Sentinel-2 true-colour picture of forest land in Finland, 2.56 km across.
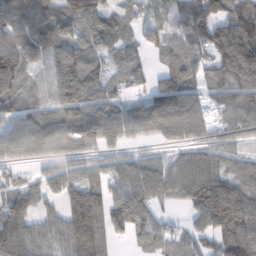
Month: February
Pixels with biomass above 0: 87%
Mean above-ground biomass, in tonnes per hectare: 96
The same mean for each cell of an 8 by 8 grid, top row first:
163 144 129 65 78 92 129 115
137 151 103 81 61 79 91 157
101 65 168 73 49 93 68 124
82 78 118 100 98 144 58 115
114 130 78 61 35 62 82 58
44 72 78 87 133 100 117 90
122 50 134 103 111 21 119 120
132 83 144 55 54 58 59 123
